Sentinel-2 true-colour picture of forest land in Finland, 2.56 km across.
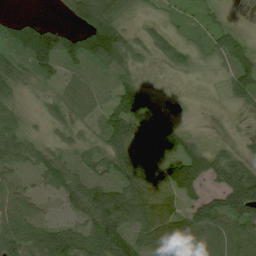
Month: July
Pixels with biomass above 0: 79%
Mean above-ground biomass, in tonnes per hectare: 59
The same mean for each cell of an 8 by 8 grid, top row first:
22 3 72 83 14 23 32 2
74 137 111 130 36 48 37 62
59 44 37 38 22 2 2 85
43 30 36 74 81 14 0 13
65 34 36 70 64 75 20 17
37 63 53 66 117 107 83 106
76 17 63 113 96 54 92 113
78 83 75 94 59 82 92 89
